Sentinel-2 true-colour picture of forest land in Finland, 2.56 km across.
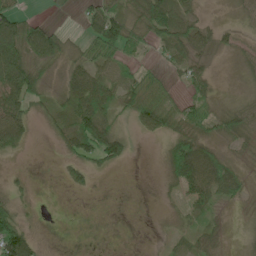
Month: June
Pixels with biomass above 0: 65%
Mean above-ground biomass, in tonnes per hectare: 33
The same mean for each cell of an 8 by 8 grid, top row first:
51 11 15 56 71 64 8 15
105 75 22 49 22 48 34 18
90 25 61 48 31 17 30 7
62 21 77 43 57 43 41 38
32 5 68 77 2 48 37 34
9 0 18 5 0 57 80 34
33 0 0 0 0 10 32 11
116 2 0 0 1 16 28 6
